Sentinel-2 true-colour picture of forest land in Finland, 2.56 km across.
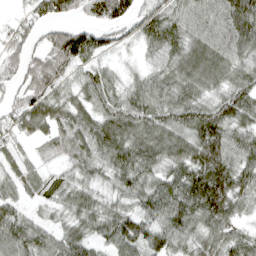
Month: April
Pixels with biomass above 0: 90%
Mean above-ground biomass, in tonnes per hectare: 68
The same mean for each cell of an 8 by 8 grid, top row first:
24 63 34 89 62 55 65 103
62 77 113 33 34 65 70 74
43 108 48 43 47 69 65 67
58 85 67 81 81 76 78 85
34 44 86 101 87 88 118 72
47 33 43 60 72 68 129 81
54 36 68 52 74 94 110 58
74 52 69 73 91 67 53 56
